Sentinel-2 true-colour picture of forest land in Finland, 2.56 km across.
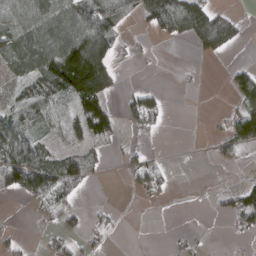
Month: March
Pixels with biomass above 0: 45%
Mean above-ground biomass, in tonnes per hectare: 41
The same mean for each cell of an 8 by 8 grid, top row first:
78 100 83 83 38 90 73 13
61 95 152 66 8 1 50 13
25 102 178 74 1 5 1 62
38 51 66 38 84 0 3 57
106 27 38 21 13 0 9 55
108 103 68 1 53 7 0 4
0 39 23 9 8 1 4 72
16 17 35 8 0 9 5 7
